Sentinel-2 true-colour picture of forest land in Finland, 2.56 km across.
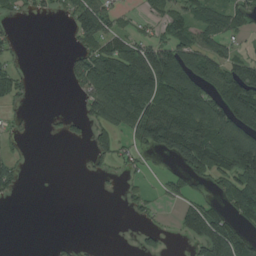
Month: August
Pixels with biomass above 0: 47%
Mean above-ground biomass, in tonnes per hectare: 60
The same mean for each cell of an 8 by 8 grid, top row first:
17 16 82 56 18 52 70 45
17 0 47 91 95 101 76 21
49 0 71 163 171 163 105 133
15 5 21 148 139 165 139 163
13 0 9 52 80 148 158 168
46 0 2 13 16 27 74 122
1 0 0 0 28 21 58 96
0 3 5 0 21 7 100 91
